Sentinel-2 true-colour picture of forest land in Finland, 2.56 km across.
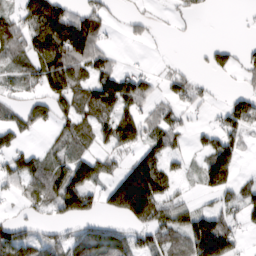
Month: March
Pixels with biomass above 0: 60%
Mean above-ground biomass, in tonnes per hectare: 59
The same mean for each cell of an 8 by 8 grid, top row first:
50 138 77 19 19 12 4 2
73 141 134 23 6 1 22 18
46 100 76 86 48 34 10 17
37 51 79 85 55 33 10 79
33 22 58 56 60 35 47 48
62 90 113 57 178 36 111 37
12 54 102 78 161 69 32 53
90 55 67 79 46 61 180 36
